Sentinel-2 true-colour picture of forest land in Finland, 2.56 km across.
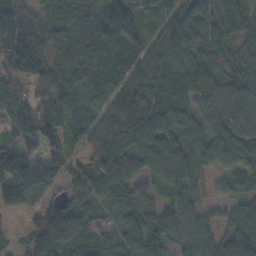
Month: November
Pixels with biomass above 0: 93%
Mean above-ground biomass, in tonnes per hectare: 86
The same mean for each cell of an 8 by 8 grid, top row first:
117 94 107 157 72 64 86 98
172 105 113 110 90 101 87 54
102 123 82 77 107 88 94 75
110 98 65 97 108 97 71 80
75 95 45 110 89 97 81 89
132 123 72 88 62 76 30 68
48 61 90 40 75 72 30 62
18 127 76 57 90 60 68 120
